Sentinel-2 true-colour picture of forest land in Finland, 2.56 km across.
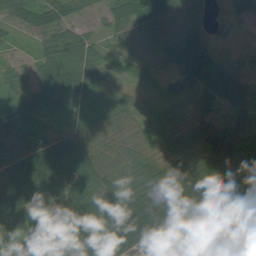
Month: August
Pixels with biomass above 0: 83%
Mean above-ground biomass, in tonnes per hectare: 58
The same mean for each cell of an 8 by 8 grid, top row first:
27 41 24 40 70 64 20 29
8 44 59 16 17 70 38 7
53 94 90 29 39 62 32 14
68 48 18 37 30 9 15 33
115 80 74 74 49 49 53 82
120 129 101 59 68 75 91 43
115 59 101 92 106 76 18 35
36 49 154 153 67 15 66 54
